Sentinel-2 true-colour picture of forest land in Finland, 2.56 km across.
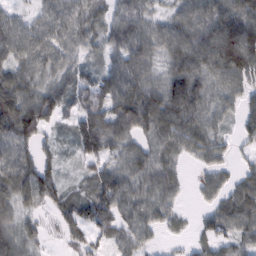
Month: February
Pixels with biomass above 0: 87%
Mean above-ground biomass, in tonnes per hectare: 61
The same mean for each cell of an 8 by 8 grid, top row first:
42 59 72 49 59 56 86 93
78 73 50 46 68 88 106 125
84 53 47 60 62 92 74 56
110 74 60 81 93 99 65 43
87 30 67 67 50 65 56 19
95 64 30 66 67 44 34 33
56 33 66 85 63 29 31 68
62 16 41 41 40 8 46 56
